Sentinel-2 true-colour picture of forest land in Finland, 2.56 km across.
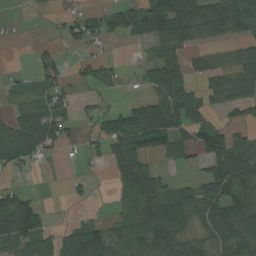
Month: August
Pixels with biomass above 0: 59%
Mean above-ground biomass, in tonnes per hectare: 60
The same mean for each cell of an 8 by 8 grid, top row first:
0 4 45 53 112 127 76 91
0 21 35 9 24 78 29 40
14 70 24 39 26 83 59 83
36 80 20 41 122 123 52 57
96 82 19 74 86 66 117 70
17 0 13 40 100 14 70 109
112 19 6 15 74 114 92 84
83 44 109 81 90 102 60 85
